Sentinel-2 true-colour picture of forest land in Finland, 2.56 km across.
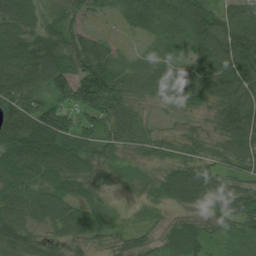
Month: July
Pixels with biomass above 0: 95%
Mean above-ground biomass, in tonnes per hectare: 76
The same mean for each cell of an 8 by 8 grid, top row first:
114 48 37 27 86 83 87 91
100 91 92 48 16 42 121 134
97 101 119 124 58 83 100 116
102 103 81 91 39 37 53 123
117 146 92 64 62 55 51 87
103 97 99 43 41 97 90 60
90 93 67 18 19 43 68 91
93 51 53 33 38 89 60 36
